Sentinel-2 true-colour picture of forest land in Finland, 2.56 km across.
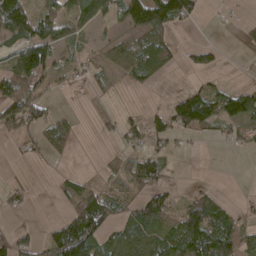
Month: April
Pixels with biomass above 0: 51%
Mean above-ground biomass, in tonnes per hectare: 46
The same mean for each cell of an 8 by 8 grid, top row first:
100 72 66 49 83 71 5 4
78 119 23 42 65 24 23 8
124 51 24 18 24 1 19 2
83 45 4 11 24 79 96 91
20 59 5 12 47 23 8 27
5 1 27 31 77 8 0 0
18 0 107 52 79 41 87 19
54 54 154 58 69 82 116 92
